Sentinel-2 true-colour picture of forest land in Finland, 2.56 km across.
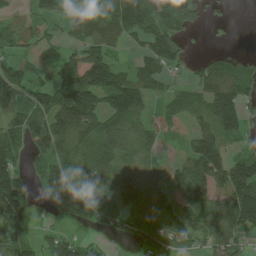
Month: June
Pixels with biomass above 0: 76%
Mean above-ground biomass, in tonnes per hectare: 89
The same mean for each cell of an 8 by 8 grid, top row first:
42 71 51 92 135 114 40 0
69 62 67 53 67 80 13 6
123 81 126 124 87 23 96 128
100 149 218 119 71 52 110 118
97 126 99 87 61 18 144 49
91 129 94 94 60 83 150 170
132 44 89 68 85 87 142 205
79 63 58 23 61 85 126 96
